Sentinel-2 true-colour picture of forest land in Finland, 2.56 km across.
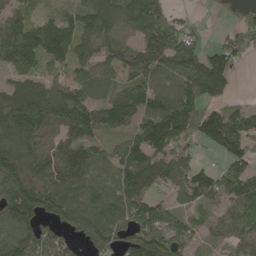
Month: May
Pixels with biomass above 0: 83%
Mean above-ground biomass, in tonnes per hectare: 106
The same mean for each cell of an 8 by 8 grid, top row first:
69 43 88 110 153 28 13 63
131 132 95 104 138 128 65 84
94 82 99 79 122 112 222 15
184 149 122 152 143 158 68 59
118 96 106 49 141 99 76 109
142 135 139 111 172 111 88 139
187 142 151 144 115 59 53 97
119 84 75 119 129 91 39 74
